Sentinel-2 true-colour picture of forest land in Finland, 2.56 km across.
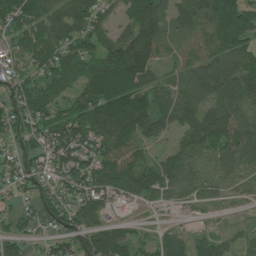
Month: July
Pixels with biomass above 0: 83%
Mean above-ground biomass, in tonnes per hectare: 63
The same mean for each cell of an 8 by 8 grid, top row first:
94 66 68 30 106 60 79 71
57 80 82 78 90 48 59 72
69 74 59 110 80 39 76 77
94 77 68 110 81 68 62 41
55 74 86 82 48 33 71 59
63 59 96 95 78 58 21 29
29 66 96 36 12 15 20 10
53 35 73 119 30 36 42 30
